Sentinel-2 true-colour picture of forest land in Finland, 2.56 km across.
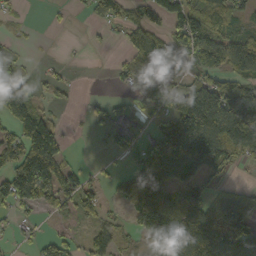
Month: October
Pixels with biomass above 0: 60%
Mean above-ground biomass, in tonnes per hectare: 82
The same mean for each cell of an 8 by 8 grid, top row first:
11 7 7 63 70 105 100 48
21 1 2 9 116 93 124 109
157 19 2 11 64 78 75 89
148 31 6 42 50 173 241 238
103 146 1 36 50 169 184 166
131 151 49 25 118 103 85 6
56 45 67 13 123 150 135 140
18 40 28 27 58 170 195 149
